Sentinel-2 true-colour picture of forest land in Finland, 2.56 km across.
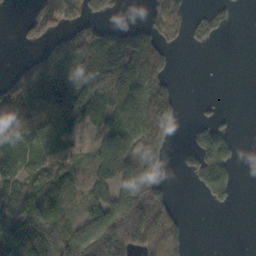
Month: October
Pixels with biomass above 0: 58%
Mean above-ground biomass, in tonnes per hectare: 88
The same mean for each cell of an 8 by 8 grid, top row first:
5 92 78 35 21 67 42 6
9 87 217 216 156 24 12 0
123 285 242 208 147 16 0 0
138 162 162 91 124 61 7 1
101 112 42 123 156 18 104 13
116 83 32 125 137 6 113 9
143 99 49 150 203 44 13 2
153 123 165 193 114 86 0 0
